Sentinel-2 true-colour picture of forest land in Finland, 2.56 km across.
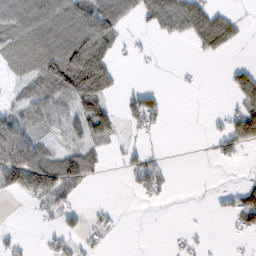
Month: February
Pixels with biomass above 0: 45%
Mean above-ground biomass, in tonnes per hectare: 41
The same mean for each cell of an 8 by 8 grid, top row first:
78 100 83 83 38 90 73 13
61 95 152 66 8 1 50 13
25 102 178 74 1 5 1 62
38 51 66 38 84 0 3 57
106 27 38 21 13 0 9 55
108 103 68 1 53 7 0 4
0 39 23 9 8 1 4 72
16 17 35 8 0 9 5 7
